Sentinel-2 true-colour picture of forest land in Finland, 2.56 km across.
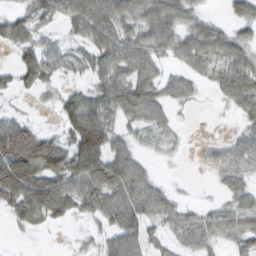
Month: February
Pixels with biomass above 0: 72%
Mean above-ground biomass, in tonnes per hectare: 45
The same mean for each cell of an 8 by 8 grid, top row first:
35 44 77 82 62 60 17 35
44 44 33 77 60 53 55 43
33 37 18 61 64 35 27 63
16 6 82 51 68 18 2 33
120 71 84 61 20 14 12 36
132 90 69 78 43 3 6 33
55 80 39 56 60 35 18 35
3 1 9 42 53 28 33 35
